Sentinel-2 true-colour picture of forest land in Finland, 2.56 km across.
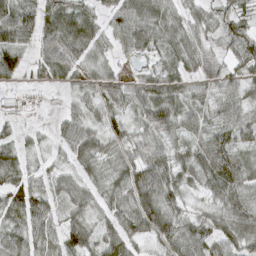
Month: March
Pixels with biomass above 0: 91%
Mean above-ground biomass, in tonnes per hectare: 53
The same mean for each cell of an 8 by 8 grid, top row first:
72 64 65 44 67 49 37 44
78 69 62 37 36 53 36 58
38 39 45 50 37 46 47 48
27 15 44 41 49 64 45 57
34 23 75 48 54 41 71 49
55 39 41 52 70 51 64 60
74 55 48 53 100 50 39 79
55 54 76 59 37 81 64 62
